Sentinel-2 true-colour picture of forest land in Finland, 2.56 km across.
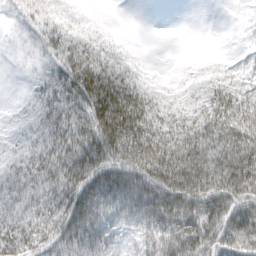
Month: March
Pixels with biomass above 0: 82%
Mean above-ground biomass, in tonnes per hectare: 46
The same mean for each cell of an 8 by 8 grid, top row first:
16 33 14 1 0 0 0 3
6 34 45 24 1 0 1 3
2 33 79 72 21 8 24 22
7 39 54 113 73 39 55 74
16 43 58 97 110 72 73 90
37 44 71 66 84 108 97 100
33 39 81 59 70 67 66 57
47 38 78 40 41 60 51 77
